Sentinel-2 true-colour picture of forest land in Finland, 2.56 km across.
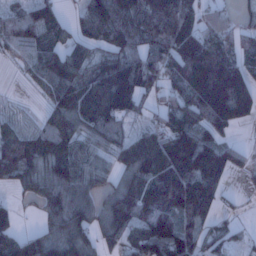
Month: January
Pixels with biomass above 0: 80%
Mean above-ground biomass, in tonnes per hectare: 104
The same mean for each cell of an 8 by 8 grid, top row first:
95 91 62 153 135 167 72 37
73 104 74 92 101 161 140 60
8 87 119 198 131 109 237 145
17 58 127 139 43 115 152 129
127 91 87 73 127 149 126 33
86 99 102 66 126 174 168 24
42 97 128 123 128 152 109 15
90 101 113 71 137 165 71 33
